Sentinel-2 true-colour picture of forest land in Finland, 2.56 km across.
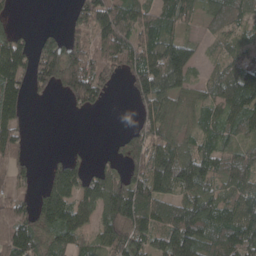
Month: April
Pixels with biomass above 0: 74%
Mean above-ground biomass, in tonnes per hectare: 82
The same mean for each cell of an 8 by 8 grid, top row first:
10 0 84 112 88 90 45 60
98 107 101 122 118 103 20 41
95 102 161 52 114 91 49 118
78 0 32 1 58 54 60 109
73 0 5 14 137 84 64 57
54 67 84 65 132 181 95 93
75 123 99 122 125 87 103 99
137 79 56 88 100 145 94 120
